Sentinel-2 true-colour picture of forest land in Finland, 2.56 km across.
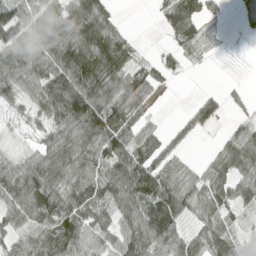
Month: April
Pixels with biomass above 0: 77%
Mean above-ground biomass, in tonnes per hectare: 64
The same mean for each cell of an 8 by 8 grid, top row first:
63 56 123 54 0 98 35 34
79 80 129 143 6 30 12 2
83 80 114 100 60 8 0 5
26 68 144 114 48 6 65 20
9 52 102 104 62 32 5 85
82 88 79 81 123 73 63 59
69 76 72 57 96 100 61 39
45 79 88 48 99 72 59 31
